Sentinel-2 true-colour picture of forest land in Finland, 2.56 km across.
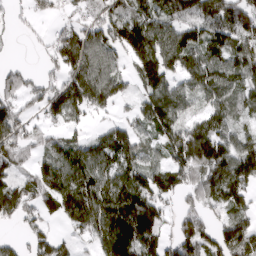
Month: March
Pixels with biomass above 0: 77%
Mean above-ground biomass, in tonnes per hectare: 107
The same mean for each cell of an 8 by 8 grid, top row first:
33 38 68 110 126 115 148 157
5 59 136 109 156 145 135 125
66 60 132 98 115 84 134 105
92 93 78 40 97 116 96 69
124 67 77 130 69 150 205 107
69 111 129 124 129 127 157 171
120 74 142 160 163 60 81 86
41 90 37 172 186 114 98 156
